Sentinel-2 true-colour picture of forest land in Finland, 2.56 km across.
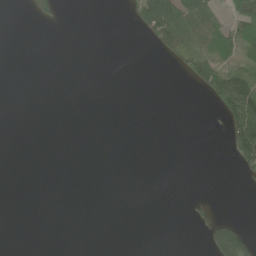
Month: June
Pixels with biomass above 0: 15%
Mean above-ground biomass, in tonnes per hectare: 17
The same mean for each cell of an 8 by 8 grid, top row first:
0 19 0 0 82 104 68 75
0 0 0 0 3 70 60 55
0 0 0 0 0 2 75 83
0 0 0 0 0 0 3 161
0 0 0 0 0 0 0 103
0 0 0 0 0 0 0 13
0 0 0 0 0 0 12 0
0 0 0 0 0 0 24 78
